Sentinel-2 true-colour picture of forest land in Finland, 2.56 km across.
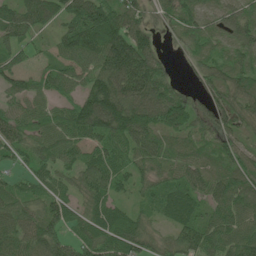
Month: June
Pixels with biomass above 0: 91%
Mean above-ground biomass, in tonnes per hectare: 83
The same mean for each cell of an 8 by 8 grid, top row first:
100 100 127 129 62 84 45 78
67 29 115 145 106 16 48 67
63 66 65 140 154 35 67 87
60 58 107 152 138 134 61 84
81 74 68 87 95 57 64 60
44 65 70 90 61 64 76 96
79 71 62 81 48 113 68 92
97 94 83 110 78 64 96 108
